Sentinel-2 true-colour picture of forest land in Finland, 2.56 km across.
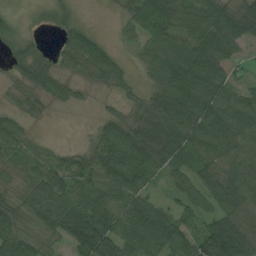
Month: August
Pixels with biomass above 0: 83%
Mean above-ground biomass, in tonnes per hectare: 58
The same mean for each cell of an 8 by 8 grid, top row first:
19 16 15 6 81 82 77 82
35 16 90 19 36 52 100 42
29 47 24 29 20 86 95 30
28 15 3 13 45 77 72 80
57 13 8 63 72 73 53 68
33 63 64 77 73 35 59 78
67 77 98 92 86 42 51 78
87 56 107 106 99 86 128 111
